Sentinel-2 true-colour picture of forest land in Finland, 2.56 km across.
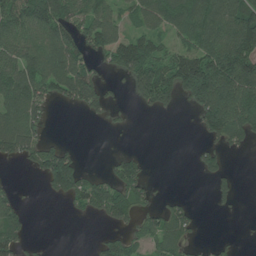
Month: June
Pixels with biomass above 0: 53%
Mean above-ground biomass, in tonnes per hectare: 69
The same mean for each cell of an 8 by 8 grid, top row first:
135 122 87 59 74 80 113 132
105 109 81 89 90 59 110 146
124 119 125 22 141 131 201 170
117 39 26 27 21 18 137 138
125 48 6 1 0 0 47 45
4 108 82 52 49 0 39 12
76 0 43 145 49 58 5 7
87 3 0 47 59 80 10 7
